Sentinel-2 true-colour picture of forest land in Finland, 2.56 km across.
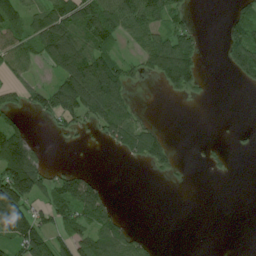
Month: July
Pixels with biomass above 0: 46%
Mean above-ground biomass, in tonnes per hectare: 51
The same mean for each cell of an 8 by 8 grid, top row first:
95 98 100 89 99 51 0 58
85 109 113 57 73 101 4 115
40 26 145 118 25 110 6 33
46 70 84 110 10 0 0 0
103 7 6 32 88 10 9 4
175 50 62 0 3 14 5 0
113 56 99 40 0 0 0 0
79 65 70 82 24 0 0 0
